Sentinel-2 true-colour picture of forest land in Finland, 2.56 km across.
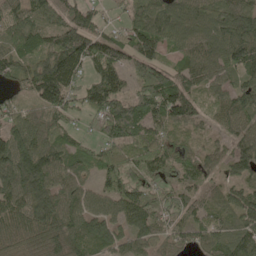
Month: May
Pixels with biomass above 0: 90%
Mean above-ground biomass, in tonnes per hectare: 83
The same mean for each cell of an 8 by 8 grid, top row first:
87 73 82 20 83 111 87 92
95 88 124 80 115 70 96 115
58 156 67 111 78 94 74 58
60 84 52 99 111 115 41 86
129 82 38 74 81 69 37 69
125 117 68 76 84 67 52 55
113 121 104 82 98 59 57 90
75 89 80 80 71 66 73 90
